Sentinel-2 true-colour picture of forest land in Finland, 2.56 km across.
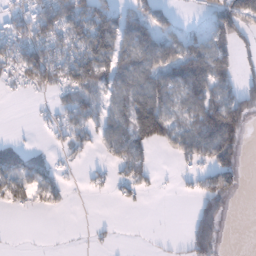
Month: January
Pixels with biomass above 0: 53%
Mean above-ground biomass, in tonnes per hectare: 58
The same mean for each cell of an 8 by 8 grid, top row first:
37 98 123 90 79 24 46 132
70 88 94 103 110 83 112 48
35 74 100 96 102 95 137 58
0 12 78 72 159 71 114 119
17 7 36 74 104 68 133 80
65 42 5 22 41 12 66 54
19 21 3 2 8 0 51 0
1 2 1 7 1 3 81 0
